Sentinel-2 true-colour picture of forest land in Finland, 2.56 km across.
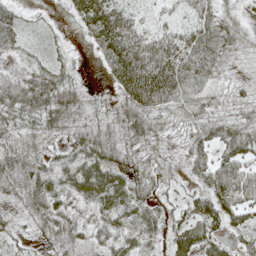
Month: May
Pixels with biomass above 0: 86%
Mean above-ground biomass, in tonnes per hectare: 41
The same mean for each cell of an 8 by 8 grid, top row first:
38 8 46 80 33 41 59 24
27 20 5 88 85 75 75 35
32 41 12 45 108 82 39 13
37 54 32 30 64 28 34 27
21 22 42 46 41 22 50 52
35 39 43 49 33 17 64 85
18 43 21 40 33 22 61 58
24 28 29 27 22 43 45 25
